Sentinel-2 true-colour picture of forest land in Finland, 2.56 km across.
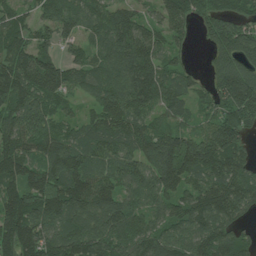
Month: July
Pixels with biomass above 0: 91%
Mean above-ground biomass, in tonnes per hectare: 108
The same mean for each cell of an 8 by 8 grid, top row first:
65 69 89 79 47 99 106 97
107 70 63 104 118 44 59 164
138 146 79 95 124 81 52 152
130 106 36 129 95 73 66 162
122 122 96 109 115 158 124 96
124 127 122 87 98 169 118 118
143 134 121 119 78 88 137 100
175 145 141 121 122 112 126 77
